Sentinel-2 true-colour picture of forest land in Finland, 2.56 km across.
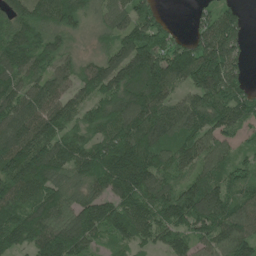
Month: June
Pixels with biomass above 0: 91%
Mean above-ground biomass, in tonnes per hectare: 114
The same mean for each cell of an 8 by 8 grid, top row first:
118 119 112 100 111 6 69 61
122 100 27 76 167 92 140 84
104 104 91 127 163 104 181 91
126 129 81 134 165 120 170 119
139 124 93 131 148 113 88 43
157 145 109 186 168 87 92 76
142 144 116 109 123 139 140 106
121 154 142 76 75 96 86 128
